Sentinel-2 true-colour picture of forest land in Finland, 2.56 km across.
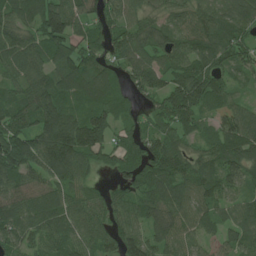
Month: June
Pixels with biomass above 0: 92%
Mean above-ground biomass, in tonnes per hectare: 91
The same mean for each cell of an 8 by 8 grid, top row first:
88 138 83 83 78 74 96 95
106 104 83 81 94 85 100 80
71 89 118 97 106 86 110 40
83 126 83 113 58 142 60 75
125 139 164 91 103 88 64 112
101 89 73 44 102 101 86 87
102 112 90 88 83 95 75 62
79 89 88 74 107 83 44 67
